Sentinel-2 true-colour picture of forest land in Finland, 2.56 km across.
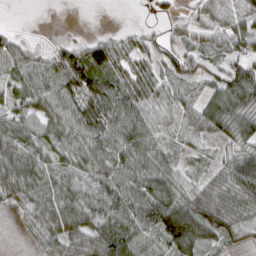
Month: March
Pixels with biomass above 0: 83%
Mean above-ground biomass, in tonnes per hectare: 53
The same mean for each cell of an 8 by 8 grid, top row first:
0 0 0 0 2 20 25 51
42 19 43 75 39 36 39 43
48 64 86 65 77 40 46 100
40 59 79 68 59 39 66 77
74 56 59 64 72 25 18 48
82 55 57 71 67 44 33 84
25 74 90 71 77 94 92 60
1 53 62 86 60 93 84 33
